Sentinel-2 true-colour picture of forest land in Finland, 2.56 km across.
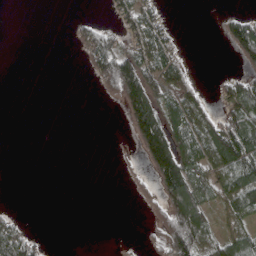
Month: April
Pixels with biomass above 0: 37%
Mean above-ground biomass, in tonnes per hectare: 42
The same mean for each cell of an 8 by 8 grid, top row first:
0 0 6 26 74 3 0 29
0 0 35 81 93 36 0 79
0 0 1 103 125 84 2 59
0 0 0 1 142 78 49 96
0 0 0 0 112 117 124 125
0 0 0 0 19 152 57 112
3 0 0 0 18 130 56 84
87 6 0 0 8 127 83 77
